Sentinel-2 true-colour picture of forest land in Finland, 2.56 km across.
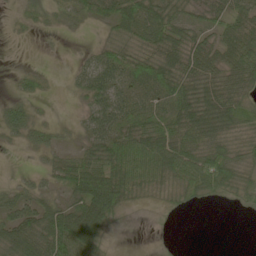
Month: May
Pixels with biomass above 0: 74%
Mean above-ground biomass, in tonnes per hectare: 46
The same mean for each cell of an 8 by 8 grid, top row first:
12 19 21 49 80 53 40 50
0 2 4 38 52 76 54 92
14 12 30 63 63 80 69 78
45 5 17 71 62 71 89 55
13 30 22 72 74 80 67 37
7 24 91 89 65 66 89 43
45 42 70 97 10 19 7 15
74 91 105 14 0 2 0 0
